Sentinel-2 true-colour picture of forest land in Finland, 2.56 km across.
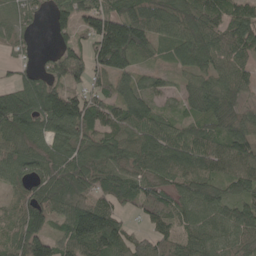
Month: May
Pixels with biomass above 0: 89%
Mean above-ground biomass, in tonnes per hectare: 87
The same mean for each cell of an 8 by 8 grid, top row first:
44 43 109 119 116 105 95 89
28 10 63 171 81 77 98 93
46 65 70 82 52 32 72 72
126 141 139 88 97 38 87 66
88 80 84 97 102 106 104 106
73 87 129 88 81 96 94 92
77 95 132 82 68 76 79 77
85 110 156 129 92 78 79 63
